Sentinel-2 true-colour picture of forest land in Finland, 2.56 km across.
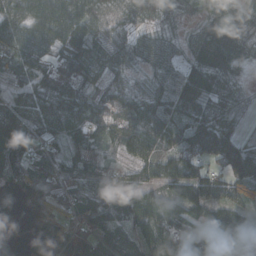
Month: October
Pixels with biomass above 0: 90%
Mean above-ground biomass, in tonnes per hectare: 69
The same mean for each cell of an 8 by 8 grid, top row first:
67 78 74 35 44 34 49 50
83 62 100 76 59 40 74 92
44 67 76 55 38 48 60 32
83 79 66 75 76 63 68 38
85 58 34 42 60 60 144 83
59 51 77 53 56 90 70 92
10 88 78 77 93 58 83 67
25 95 79 101 83 94 137 135
